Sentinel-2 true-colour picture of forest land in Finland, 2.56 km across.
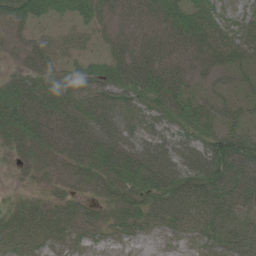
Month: June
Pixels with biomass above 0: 85%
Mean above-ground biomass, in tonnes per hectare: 41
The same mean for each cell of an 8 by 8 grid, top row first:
48 30 32 28 34 48 44 17
19 47 32 25 40 39 43 37
32 45 40 53 61 43 18 18
49 51 47 45 43 50 35 25
35 36 49 52 42 44 60 63
10 26 36 55 66 62 76 65
30 45 36 38 45 57 61 48
51 39 25 14 10 15 36 52
